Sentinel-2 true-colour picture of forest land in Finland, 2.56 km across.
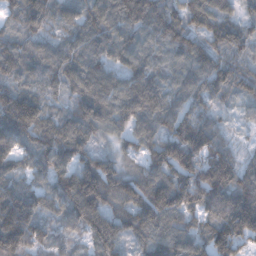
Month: December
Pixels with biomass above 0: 95%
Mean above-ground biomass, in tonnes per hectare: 111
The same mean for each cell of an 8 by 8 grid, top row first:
71 96 87 128 154 109 138 69
101 91 104 123 107 109 89 85
96 84 121 103 125 86 111 88
190 85 97 99 134 108 74 32
130 124 109 39 81 157 124 24
93 106 170 121 105 148 176 124
168 81 165 103 134 133 123 180
168 72 45 119 90 117 131 143
